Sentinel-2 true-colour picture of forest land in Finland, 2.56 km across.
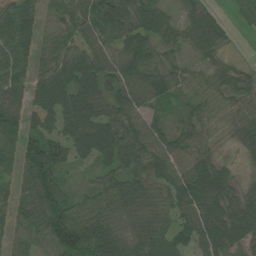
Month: July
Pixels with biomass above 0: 91%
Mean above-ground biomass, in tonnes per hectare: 69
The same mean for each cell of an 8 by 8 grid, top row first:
76 32 79 92 77 30 46 24
64 37 65 66 64 40 46 3
69 92 106 71 88 50 41 55
93 83 114 73 66 38 45 66
65 88 83 107 90 81 46 44
49 103 13 68 68 79 137 26
49 114 66 68 63 66 115 91
29 79 117 112 73 69 98 78
